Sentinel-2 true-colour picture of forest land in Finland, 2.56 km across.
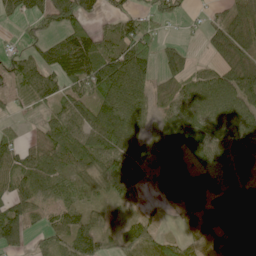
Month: June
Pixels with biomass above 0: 78%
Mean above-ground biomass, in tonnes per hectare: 59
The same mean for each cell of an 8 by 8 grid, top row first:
48 84 77 26 50 28 16 51
24 82 144 48 114 41 26 56
39 63 90 102 54 51 42 89
15 26 64 98 52 44 65 76
44 70 89 94 44 71 79 79
66 65 42 75 27 75 43 64
74 26 42 26 12 32 73 87
81 52 85 31 77 32 41 99
